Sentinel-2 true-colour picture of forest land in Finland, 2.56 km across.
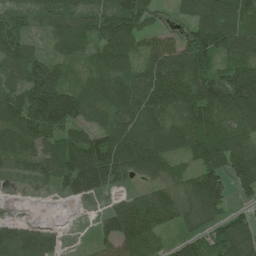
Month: July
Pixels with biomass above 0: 89%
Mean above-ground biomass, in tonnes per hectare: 101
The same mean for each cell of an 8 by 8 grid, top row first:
79 79 89 119 95 39 117 98
121 45 81 130 64 82 140 111
84 146 44 117 105 161 129 139
146 207 111 102 127 136 145 135
112 85 104 125 139 117 152 112
50 84 159 106 51 62 154 126
8 3 16 71 145 130 127 27
105 84 9 96 127 50 79 140
